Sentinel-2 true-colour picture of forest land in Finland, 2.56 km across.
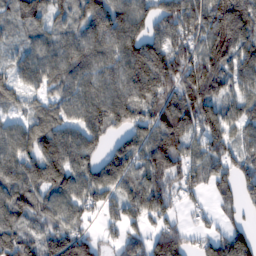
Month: February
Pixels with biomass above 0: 87%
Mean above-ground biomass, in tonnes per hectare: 120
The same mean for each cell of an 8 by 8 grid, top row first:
74 93 104 155 113 164 187 192
50 100 133 134 157 144 167 154
73 98 120 124 175 189 195 121
55 83 107 159 128 237 137 104
112 127 119 67 129 176 112 82
122 122 112 115 121 118 89 98
132 112 100 81 131 60 35 50
135 134 144 42 106 126 77 144
